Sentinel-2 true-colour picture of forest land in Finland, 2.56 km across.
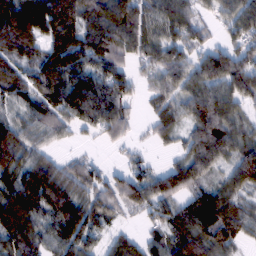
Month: February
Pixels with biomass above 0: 85%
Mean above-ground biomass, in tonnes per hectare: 100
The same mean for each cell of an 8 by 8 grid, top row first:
167 207 145 169 133 129 42 106
109 114 144 137 106 88 69 77
105 113 121 115 40 107 121 132
49 104 135 134 18 72 160 57
116 50 17 27 17 39 172 80
102 138 95 58 73 106 77 121
163 118 130 85 67 85 136 81
111 73 118 47 51 110 111 69
